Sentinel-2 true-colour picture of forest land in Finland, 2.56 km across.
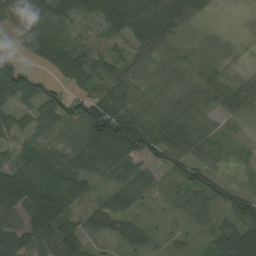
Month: August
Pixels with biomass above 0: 82%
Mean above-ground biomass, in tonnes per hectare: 48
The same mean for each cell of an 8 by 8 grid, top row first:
47 66 49 88 85 63 14 8
34 82 46 25 43 28 23 10
80 29 50 54 40 52 38 19
37 59 68 106 58 51 27 33
24 59 71 114 82 59 44 17
93 84 64 26 19 47 59 19
53 79 26 31 8 23 53 86
74 42 41 20 24 12 26 101
